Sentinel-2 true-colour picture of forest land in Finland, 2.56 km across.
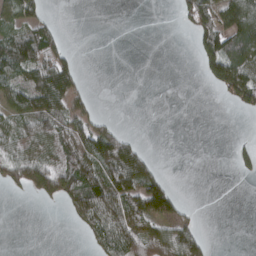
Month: March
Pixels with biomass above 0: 42%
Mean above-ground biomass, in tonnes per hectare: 40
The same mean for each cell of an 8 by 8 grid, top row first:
69 22 0 0 0 18 74 107
99 94 2 0 0 0 69 75
53 98 29 0 0 0 36 97
58 82 39 2 0 0 0 23
60 74 81 97 13 0 0 12
65 117 107 99 81 3 0 14
0 5 70 112 84 48 0 0
0 0 5 86 97 91 20 0
